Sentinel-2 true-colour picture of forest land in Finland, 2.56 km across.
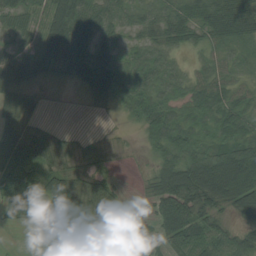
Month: August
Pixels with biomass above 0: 83%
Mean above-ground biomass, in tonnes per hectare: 49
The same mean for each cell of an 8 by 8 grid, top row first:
39 56 83 44 30 44 59 67
23 62 71 49 34 29 32 29
36 14 45 77 42 31 41 26
61 5 1 9 63 41 38 37
89 54 16 11 28 63 34 45
104 55 40 19 12 122 138 133
63 48 65 56 10 116 53 77
1 34 62 67 17 62 68 48
